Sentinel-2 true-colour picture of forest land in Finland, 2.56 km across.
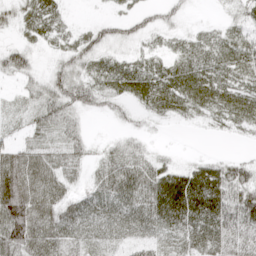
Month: April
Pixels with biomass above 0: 80%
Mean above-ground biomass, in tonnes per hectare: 32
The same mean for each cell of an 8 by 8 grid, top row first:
24 33 1 15 21 18 2 17
30 13 40 27 13 14 19 26
25 37 38 34 39 37 27 19
18 47 35 19 15 24 23 30
24 22 32 19 17 1 1 4
70 50 18 49 46 47 58 39
85 51 37 36 43 70 67 66
79 60 23 16 23 22 38 35
